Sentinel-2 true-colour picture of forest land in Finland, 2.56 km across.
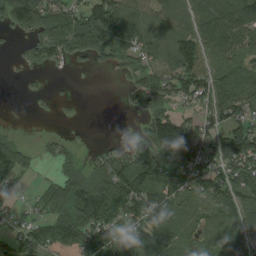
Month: August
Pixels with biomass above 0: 71%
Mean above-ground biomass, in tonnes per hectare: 73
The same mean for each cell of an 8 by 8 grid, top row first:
119 132 101 141 64 61 80 106
8 79 87 113 62 73 74 82
2 8 0 4 79 92 99 90
0 3 4 0 70 61 65 81
41 19 10 21 47 125 76 146
54 17 73 160 141 104 112 102
18 71 140 120 118 72 61 88
57 83 110 106 127 83 62 59
